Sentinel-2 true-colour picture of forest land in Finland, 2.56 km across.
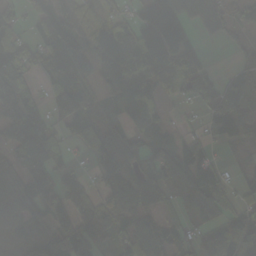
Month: October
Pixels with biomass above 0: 78%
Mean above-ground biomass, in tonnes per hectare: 84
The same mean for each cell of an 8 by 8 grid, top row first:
40 76 60 61 77 98 73 50
90 77 74 147 133 140 12 32
136 52 80 78 117 114 69 76
165 95 102 69 100 10 69 95
96 106 52 132 82 85 56 42
76 68 55 148 100 115 87 34
92 78 109 86 96 52 58 58
78 119 164 69 101 68 44 82
